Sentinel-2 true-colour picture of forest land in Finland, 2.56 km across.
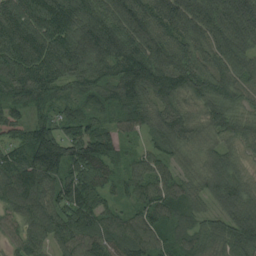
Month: August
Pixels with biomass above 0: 97%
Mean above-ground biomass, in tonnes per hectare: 99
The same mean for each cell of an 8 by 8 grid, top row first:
138 143 114 107 105 120 114 156
120 113 122 115 110 101 89 103
117 96 90 117 141 114 113 79
72 59 83 80 89 91 86 66
82 174 128 92 40 90 68 71
132 127 111 69 90 64 84 71
92 98 136 63 98 81 51 102
63 78 103 102 113 85 62 131
